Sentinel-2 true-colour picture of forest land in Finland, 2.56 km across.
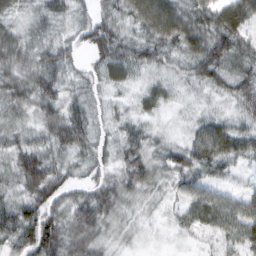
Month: February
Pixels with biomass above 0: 94%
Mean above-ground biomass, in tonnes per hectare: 48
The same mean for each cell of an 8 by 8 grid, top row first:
31 44 28 45 85 88 58 77
71 46 35 75 55 55 80 57
64 60 28 39 20 22 51 59
47 55 49 24 28 12 21 34
41 49 53 36 49 30 87 62
47 79 20 46 60 47 39 15
53 70 65 58 25 24 73 62
55 92 77 27 12 9 19 55
